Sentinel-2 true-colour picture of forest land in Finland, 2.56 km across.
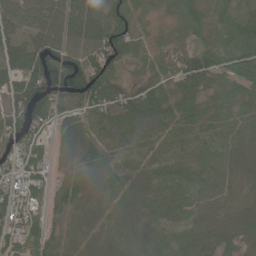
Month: June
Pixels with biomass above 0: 94%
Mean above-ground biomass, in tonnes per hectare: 56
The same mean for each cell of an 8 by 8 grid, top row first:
64 73 82 63 28 48 40 59
74 72 64 72 29 36 57 78
67 87 83 65 39 52 58 69
72 60 48 62 80 57 54 54
65 40 55 57 61 61 66 52
65 37 35 61 63 80 63 53
54 40 26 30 44 63 60 52
43 46 20 24 31 73 55 56
